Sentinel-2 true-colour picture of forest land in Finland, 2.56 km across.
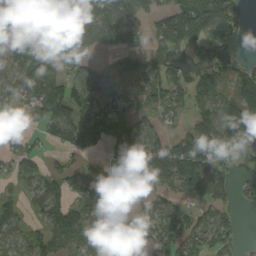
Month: September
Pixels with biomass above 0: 72%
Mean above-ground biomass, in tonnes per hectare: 81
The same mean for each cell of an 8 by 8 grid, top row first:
57 76 147 131 84 112 154 55
67 43 95 86 58 78 128 45
104 121 74 78 87 75 95 105
47 117 104 46 48 58 85 153
40 42 95 49 90 85 123 128
55 57 74 97 141 153 156 27
36 71 71 82 52 55 77 32
45 77 79 47 29 91 82 29
